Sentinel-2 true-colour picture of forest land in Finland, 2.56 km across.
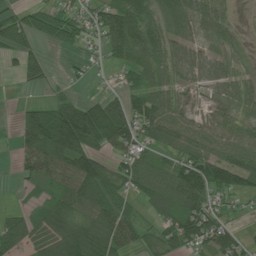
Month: July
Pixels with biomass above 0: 74%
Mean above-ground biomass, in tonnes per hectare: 64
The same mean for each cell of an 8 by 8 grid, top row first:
44 67 52 83 66 75 69 6
50 19 35 53 87 60 40 17
15 27 14 13 63 54 65 50
21 78 98 98 94 74 44 38
29 121 140 74 58 80 89 83
18 62 121 77 77 81 99 95
24 67 76 94 38 80 69 24
96 97 121 89 48 86 71 44
